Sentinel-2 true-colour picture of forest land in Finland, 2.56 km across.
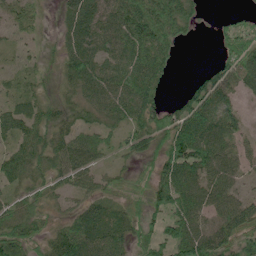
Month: June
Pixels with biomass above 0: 81%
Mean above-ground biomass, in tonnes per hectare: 53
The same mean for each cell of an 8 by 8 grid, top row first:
33 5 73 66 97 83 6 25
14 8 67 60 88 33 0 92
23 15 70 72 79 4 48 61
62 42 40 62 72 63 87 30
51 53 64 32 52 106 90 37
47 39 54 28 32 97 69 40
42 31 31 30 59 80 55 62
62 41 71 68 60 90 81 65
